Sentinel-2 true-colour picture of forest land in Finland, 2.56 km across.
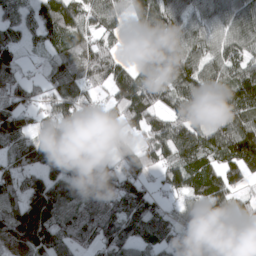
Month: March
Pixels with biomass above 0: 88%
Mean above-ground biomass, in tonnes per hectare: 102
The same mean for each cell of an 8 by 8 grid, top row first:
39 104 85 67 123 108 91 117
49 46 103 48 65 156 98 92
107 64 89 103 109 113 101 131
119 62 95 55 136 77 88 109
95 110 137 52 66 129 99 169
77 137 170 109 80 90 101 74
121 198 126 104 139 59 107 68
234 161 86 131 83 82 89 105
